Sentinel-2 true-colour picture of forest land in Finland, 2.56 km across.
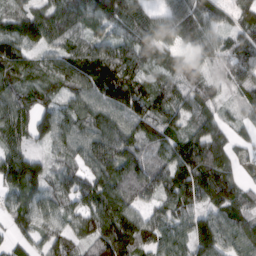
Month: March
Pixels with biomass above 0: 93%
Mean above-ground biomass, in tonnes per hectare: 96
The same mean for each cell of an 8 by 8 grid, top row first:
76 76 93 124 75 94 83 88
128 78 82 98 104 68 85 101
93 72 128 144 82 83 51 88
112 92 109 127 117 95 65 40
85 72 86 136 88 87 141 53
136 88 91 114 109 115 140 51
101 78 105 159 67 98 94 97
52 81 81 160 87 94 122 94
